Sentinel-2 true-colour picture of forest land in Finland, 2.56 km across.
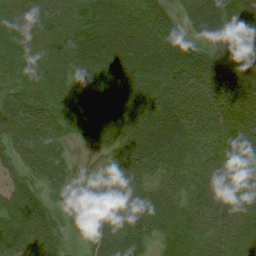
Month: July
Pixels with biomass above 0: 91%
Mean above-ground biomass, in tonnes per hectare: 64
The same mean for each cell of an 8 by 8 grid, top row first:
43 47 82 86 79 40 98 67
51 39 77 94 86 117 56 70
48 52 62 76 96 99 81 77
74 62 53 72 74 101 78 83
60 73 12 57 98 89 62 75
32 61 3 47 54 57 70 71
76 41 8 67 69 51 75 52
79 72 16 72 43 50 55 50
